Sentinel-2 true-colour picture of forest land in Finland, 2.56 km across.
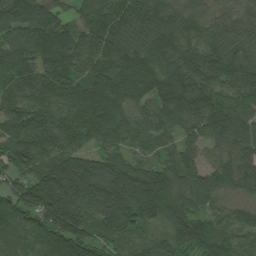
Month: July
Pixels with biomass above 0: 97%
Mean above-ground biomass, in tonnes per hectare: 132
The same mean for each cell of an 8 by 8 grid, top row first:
142 117 82 149 155 99 61 64
113 168 124 139 122 133 160 125
138 164 123 185 175 196 171 198
139 120 157 147 81 204 181 131
124 104 76 83 69 76 86 108
92 192 250 213 183 148 126 137
130 208 153 179 207 87 55 55
88 148 158 90 52 122 138 77
